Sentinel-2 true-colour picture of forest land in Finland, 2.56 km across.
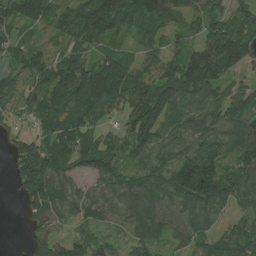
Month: July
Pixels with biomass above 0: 88%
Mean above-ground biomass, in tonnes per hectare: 79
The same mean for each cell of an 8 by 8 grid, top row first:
78 78 97 110 88 74 89 59
53 46 66 37 52 42 148 138
44 99 124 97 77 120 131 46
51 89 86 34 130 101 94 119
50 85 85 53 99 87 99 122
74 123 62 82 68 105 151 73
10 98 75 74 96 63 74 38
1 79 61 47 74 36 63 80
